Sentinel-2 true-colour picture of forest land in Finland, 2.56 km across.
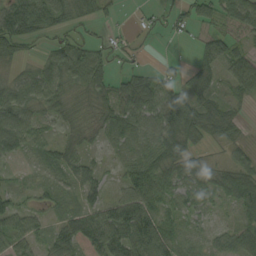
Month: September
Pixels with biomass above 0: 79%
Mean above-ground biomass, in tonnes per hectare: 49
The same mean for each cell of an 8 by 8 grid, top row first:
89 61 35 16 11 28 52 69
46 26 62 26 7 3 46 37
35 63 54 51 83 50 41 75
83 41 25 57 74 110 51 18
58 30 36 32 50 85 32 27
8 17 53 18 81 61 49 74
50 25 40 75 84 38 35 54
69 41 58 97 106 43 20 62
